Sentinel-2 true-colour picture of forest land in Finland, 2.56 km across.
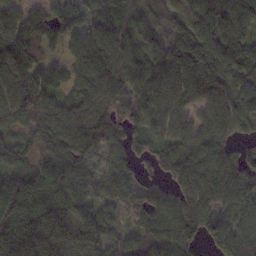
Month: November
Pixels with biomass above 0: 91%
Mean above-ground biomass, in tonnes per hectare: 110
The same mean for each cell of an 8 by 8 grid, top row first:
108 121 99 105 73 115 134 116
154 72 82 127 102 139 129 132
127 91 109 148 182 142 154 104
108 135 130 94 112 115 112 99
74 91 131 81 58 107 113 53
70 85 81 94 43 96 103 91
108 137 112 66 67 99 102 81
236 247 175 85 91 114 89 111
